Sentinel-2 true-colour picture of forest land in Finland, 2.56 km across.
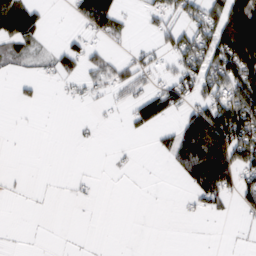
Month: February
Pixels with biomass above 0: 35%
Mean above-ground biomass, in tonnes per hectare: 31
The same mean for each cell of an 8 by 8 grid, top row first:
100 11 57 93 15 34 59 133
33 14 36 11 15 56 85 139
15 10 29 37 24 52 71 89
1 0 1 5 52 29 83 94
0 0 3 2 0 62 124 96
2 0 3 2 0 15 98 60
0 0 1 0 1 2 29 19
0 1 1 0 1 0 0 1
